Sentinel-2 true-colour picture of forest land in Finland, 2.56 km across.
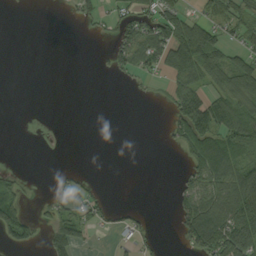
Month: September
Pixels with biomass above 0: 38%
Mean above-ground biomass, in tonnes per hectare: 40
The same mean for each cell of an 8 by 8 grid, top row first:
0 0 27 37 62 65 43 62
0 0 0 37 81 118 108 41
0 0 0 6 18 48 55 88
0 0 0 0 0 67 112 71
0 0 0 0 0 43 100 70
22 1 15 0 0 12 88 98
74 31 62 31 8 46 120 122
62 37 52 10 26 19 134 130
